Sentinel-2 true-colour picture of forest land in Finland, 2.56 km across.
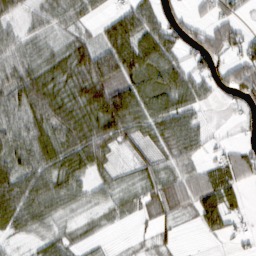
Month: February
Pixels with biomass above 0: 75%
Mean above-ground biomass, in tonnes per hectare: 51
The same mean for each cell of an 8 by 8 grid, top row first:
33 38 44 33 74 30 33 26
56 37 59 75 75 51 73 54
74 65 69 85 64 65 48 81
71 87 70 129 73 76 9 17
65 65 89 58 40 73 21 28
76 67 53 30 36 56 61 56
82 60 27 24 26 37 75 27
19 43 18 4 10 14 11 17
